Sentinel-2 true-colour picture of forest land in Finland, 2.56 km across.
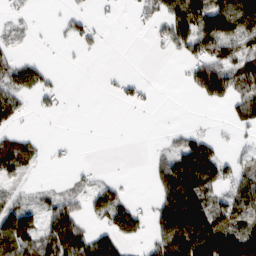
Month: February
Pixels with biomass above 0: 48%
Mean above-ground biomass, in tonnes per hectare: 53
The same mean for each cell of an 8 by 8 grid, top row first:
15 1 32 16 27 88 118 132
13 4 24 18 1 53 89 80
79 33 18 9 14 3 124 69
53 26 16 0 5 1 1 64
77 26 1 0 0 42 60 15
47 7 19 8 2 150 115 61
80 50 51 103 24 191 102 82
133 90 111 90 31 143 151 95
